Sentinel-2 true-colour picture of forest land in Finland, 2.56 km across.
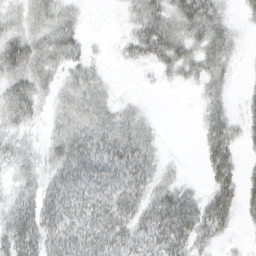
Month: March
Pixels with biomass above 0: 72%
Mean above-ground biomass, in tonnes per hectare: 29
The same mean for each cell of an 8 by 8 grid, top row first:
19 33 11 1 38 42 45 9
41 39 20 3 38 46 41 9
34 24 27 5 2 14 32 3
38 11 34 26 10 0 23 12
21 20 53 52 36 0 33 19
18 22 48 48 40 10 22 26
38 42 44 56 43 61 43 29
53 46 55 57 37 49 26 3
